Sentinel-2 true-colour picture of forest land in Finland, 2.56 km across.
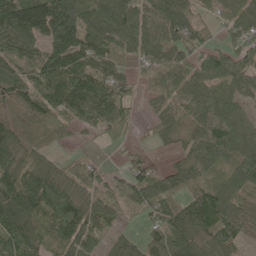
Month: May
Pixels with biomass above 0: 85%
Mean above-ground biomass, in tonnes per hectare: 100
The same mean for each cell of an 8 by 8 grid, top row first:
167 207 145 169 133 129 42 106
109 114 144 137 106 88 69 77
105 113 121 115 40 107 121 132
49 104 135 134 18 72 160 57
116 50 17 27 17 39 172 80
102 138 95 58 73 106 77 121
163 118 130 85 67 85 136 81
111 73 118 47 51 110 111 69
